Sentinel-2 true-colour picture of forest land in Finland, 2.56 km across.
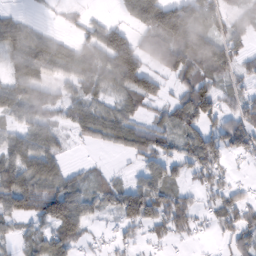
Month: February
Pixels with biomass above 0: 73%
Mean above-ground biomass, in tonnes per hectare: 65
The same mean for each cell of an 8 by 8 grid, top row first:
28 5 18 14 116 149 78 36
68 64 57 140 68 126 118 49
69 55 63 74 106 52 62 41
72 67 62 59 40 88 92 66
77 71 18 43 100 58 103 78
106 103 34 27 35 50 63 10
74 100 95 59 123 85 37 84
33 74 55 27 30 26 12 69
